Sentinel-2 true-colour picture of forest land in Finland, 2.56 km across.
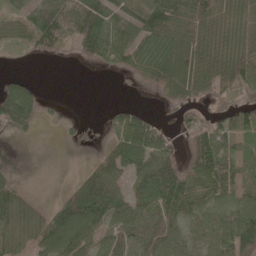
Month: May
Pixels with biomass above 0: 75%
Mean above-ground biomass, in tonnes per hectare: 58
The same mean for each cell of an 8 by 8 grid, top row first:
37 90 105 69 90 91 77 50
17 49 58 85 61 90 60 58
39 0 0 2 27 82 74 86
146 15 0 21 31 33 35 61
5 1 8 44 109 36 87 47
11 2 31 78 82 88 79 60
78 28 134 106 82 76 49 75
67 85 98 68 69 51 47 106
